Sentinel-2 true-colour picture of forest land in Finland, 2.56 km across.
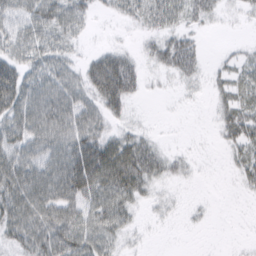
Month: March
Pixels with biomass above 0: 65%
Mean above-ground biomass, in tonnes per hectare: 27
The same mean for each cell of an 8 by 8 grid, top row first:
30 40 27 10 28 33 21 6
35 31 9 16 11 47 5 6
61 37 28 75 17 14 11 24
48 52 37 24 3 1 3 35
40 45 48 45 33 2 1 30
54 47 59 65 46 13 0 16
55 51 38 48 10 6 3 0
35 52 47 28 4 0 0 1
